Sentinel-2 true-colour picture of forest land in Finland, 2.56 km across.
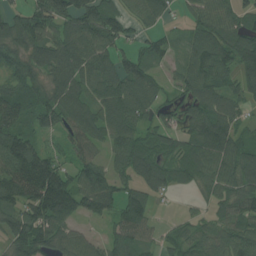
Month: July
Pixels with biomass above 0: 85%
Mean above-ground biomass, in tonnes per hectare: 85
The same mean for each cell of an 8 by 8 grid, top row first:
72 112 120 95 74 26 104 75
95 88 99 76 47 34 111 112
83 72 84 89 100 42 105 82
97 94 85 92 72 49 107 52
124 27 72 62 76 70 127 81
152 182 80 77 110 82 84 100
96 163 91 76 100 6 36 78
92 89 62 77 87 51 69 91
